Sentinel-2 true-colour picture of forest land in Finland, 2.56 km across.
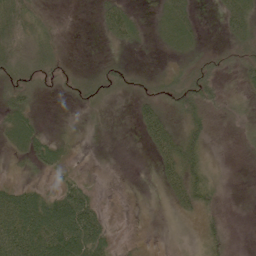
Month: June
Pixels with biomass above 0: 63%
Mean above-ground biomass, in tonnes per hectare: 26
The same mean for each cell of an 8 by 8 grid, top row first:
59 13 0 49 7 61 1 59
29 25 1 12 8 28 11 28
31 17 16 24 13 24 37 18
45 2 6 4 39 27 31 13
37 38 6 1 15 57 28 9
8 13 17 1 0 39 24 1
85 73 94 2 2 15 19 1
80 85 97 23 4 3 21 1
